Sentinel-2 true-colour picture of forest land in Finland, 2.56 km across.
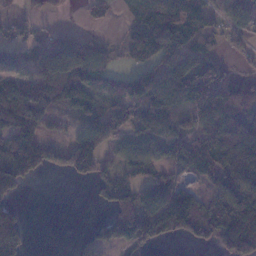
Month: January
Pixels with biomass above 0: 68%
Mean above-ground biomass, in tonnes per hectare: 92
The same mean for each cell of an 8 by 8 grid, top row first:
20 40 7 10 74 159 86 128
39 71 82 25 145 119 60 46
87 115 123 56 97 165 157 61
168 84 58 101 115 100 168 110
119 91 125 57 86 104 134 156
125 38 83 58 63 83 101 159
46 0 0 97 137 198 107 158
118 0 23 106 93 55 75 224
